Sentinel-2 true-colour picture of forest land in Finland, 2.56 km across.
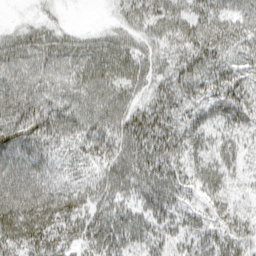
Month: March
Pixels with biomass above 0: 88%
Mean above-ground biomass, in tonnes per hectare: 32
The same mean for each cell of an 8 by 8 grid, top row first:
2 9 0 9 33 34 31 25
35 27 27 40 24 26 35 27
32 27 31 40 33 32 34 31
37 34 33 38 33 30 32 44
42 28 30 35 43 37 31 30
46 37 22 37 40 34 38 22
52 53 31 33 34 35 28 21
40 42 29 42 36 29 34 35
